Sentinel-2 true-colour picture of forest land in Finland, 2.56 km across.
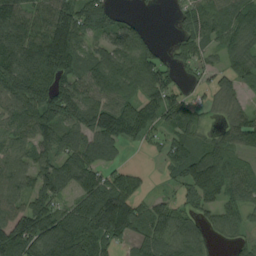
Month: August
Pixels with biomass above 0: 81%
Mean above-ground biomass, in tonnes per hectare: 92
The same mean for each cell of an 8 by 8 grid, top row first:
134 124 104 55 14 37 108 117
151 194 95 105 72 50 62 89
123 122 104 119 107 47 37 58
93 126 141 133 120 98 33 66
70 102 101 101 32 73 76 82
98 116 129 67 23 58 168 67
85 88 94 163 62 72 76 66
140 150 154 83 78 89 54 55
